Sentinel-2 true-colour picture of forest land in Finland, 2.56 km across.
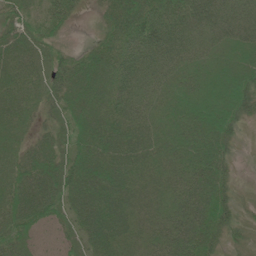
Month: June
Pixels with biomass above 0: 92%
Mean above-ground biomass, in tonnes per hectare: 45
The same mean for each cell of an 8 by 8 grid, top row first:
35 34 11 41 83 62 70 66
46 31 13 53 83 68 40 43
46 44 53 74 61 39 38 51
46 28 53 61 48 35 50 45
30 35 44 64 49 39 46 12
49 61 72 61 39 38 50 7
57 55 58 59 38 43 52 21
42 13 37 54 30 50 40 12
